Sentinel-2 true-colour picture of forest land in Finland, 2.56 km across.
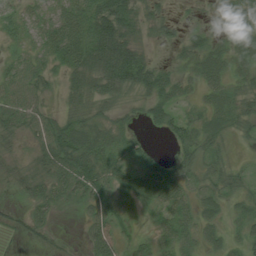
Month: July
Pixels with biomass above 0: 82%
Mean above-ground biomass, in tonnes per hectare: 32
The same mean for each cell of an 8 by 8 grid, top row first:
21 28 55 81 23 7 4 31
17 40 63 94 21 13 33 23
40 28 38 65 55 28 39 21
49 24 32 20 24 30 29 23
11 51 69 36 17 28 27 7
23 40 73 50 43 37 25 20
11 33 18 43 29 53 29 21
7 11 8 45 15 52 29 20
